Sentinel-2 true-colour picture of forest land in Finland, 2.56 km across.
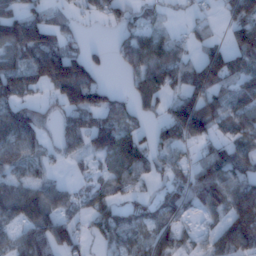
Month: January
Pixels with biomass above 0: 70%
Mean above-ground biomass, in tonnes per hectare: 68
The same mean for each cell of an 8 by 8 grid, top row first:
80 55 20 46 30 11 20 86
117 115 39 26 92 57 57 91
111 127 149 5 88 60 92 83
78 23 101 74 40 100 106 86
75 26 59 147 73 73 57 70
50 28 14 59 40 42 93 92
95 93 40 67 43 69 61 123
40 101 37 53 54 54 35 102
